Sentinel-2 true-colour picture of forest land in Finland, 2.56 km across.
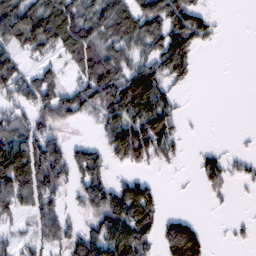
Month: February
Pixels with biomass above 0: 61%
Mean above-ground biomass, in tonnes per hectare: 71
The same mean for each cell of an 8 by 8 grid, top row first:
131 132 91 113 121 118 43 0
68 87 116 76 79 148 16 0
92 86 67 124 137 62 0 0
65 91 79 104 133 52 0 0
102 122 36 85 120 55 8 4
182 153 78 45 28 4 68 28
68 85 37 118 104 3 5 1
33 64 90 125 85 142 34 12
